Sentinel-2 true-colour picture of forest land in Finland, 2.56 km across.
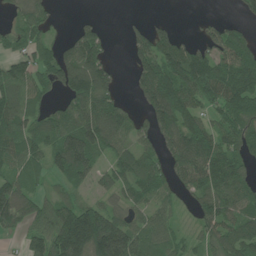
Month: June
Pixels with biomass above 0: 74%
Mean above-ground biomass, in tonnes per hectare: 89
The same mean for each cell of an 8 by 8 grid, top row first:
41 45 9 0 10 5 12 30
55 63 127 23 85 112 89 119
103 76 166 75 107 157 159 150
121 63 111 115 75 154 64 119
95 92 161 95 58 119 118 99
70 44 81 75 95 84 139 100
145 71 91 60 58 40 94 101
19 128 213 212 72 50 75 109
